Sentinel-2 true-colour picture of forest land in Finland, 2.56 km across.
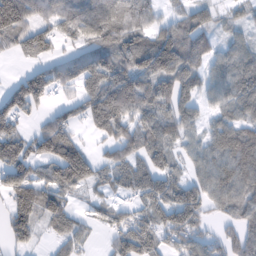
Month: February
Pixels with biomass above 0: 79%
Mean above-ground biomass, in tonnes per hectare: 74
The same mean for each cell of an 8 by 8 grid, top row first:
163 67 100 85 61 40 48 33
46 55 49 85 108 130 57 51
32 92 96 121 96 117 51 86
74 30 47 143 86 82 37 65
93 97 54 65 93 62 71 130
99 68 120 53 79 47 75 107
88 90 22 48 60 117 47 73
60 22 46 40 97 52 50 68
